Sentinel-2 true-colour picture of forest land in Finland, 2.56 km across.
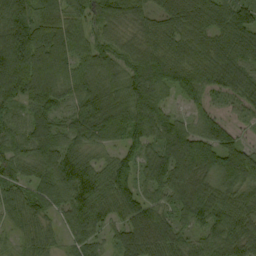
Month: September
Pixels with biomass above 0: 96%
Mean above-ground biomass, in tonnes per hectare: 82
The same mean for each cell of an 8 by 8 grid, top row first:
90 79 66 88 59 72 79 101
121 133 74 67 77 72 74 81
111 108 88 93 109 91 71 80
54 76 87 108 105 41 62 35
76 85 63 41 85 123 119 63
82 81 103 92 53 98 88 107
69 61 93 78 100 77 109 84
35 53 65 40 115 78 80 92
